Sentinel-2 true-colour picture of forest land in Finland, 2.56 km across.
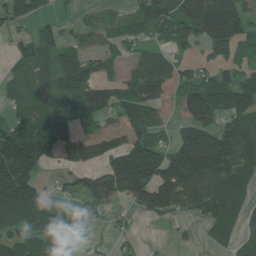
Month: June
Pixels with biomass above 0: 69%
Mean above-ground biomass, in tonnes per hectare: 114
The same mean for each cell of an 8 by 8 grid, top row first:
108 33 25 42 123 174 242 154
66 102 86 83 66 84 95 118
101 98 159 83 138 81 93 108
73 105 107 102 154 33 164 160
206 165 143 88 159 125 225 221
219 24 53 166 219 184 187 140
198 106 92 58 111 103 135 110
93 143 89 26 13 9 38 80
